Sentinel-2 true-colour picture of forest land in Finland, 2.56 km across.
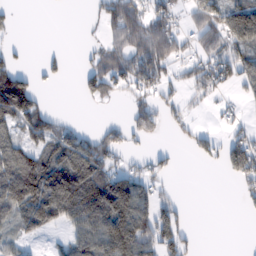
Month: February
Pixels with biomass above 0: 52%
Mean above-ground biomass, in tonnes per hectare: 68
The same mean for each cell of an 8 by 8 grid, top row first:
14 0 1 94 110 53 98 174
20 6 8 70 120 71 66 102
121 18 33 87 88 34 82 64
143 44 1 2 68 41 14 19
73 91 105 69 17 14 48 84
140 151 160 108 62 14 0 76
117 133 153 179 95 58 0 11
51 15 86 160 134 89 0 0
